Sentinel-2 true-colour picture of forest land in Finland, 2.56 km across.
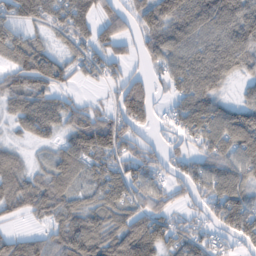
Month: February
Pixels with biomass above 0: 79%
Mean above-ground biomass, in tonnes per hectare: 74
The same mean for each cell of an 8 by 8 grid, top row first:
81 95 98 69 83 111 107 104
92 50 72 63 52 89 83 96
78 93 32 40 48 70 92 34
64 88 68 67 85 56 107 78
23 32 100 111 43 42 83 106
73 61 51 90 77 49 89 77
58 78 63 74 66 40 63 99
66 62 107 86 118 70 53 57
